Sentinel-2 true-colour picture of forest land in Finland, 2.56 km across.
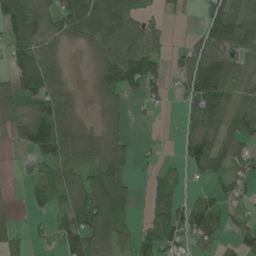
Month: June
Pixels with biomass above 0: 66%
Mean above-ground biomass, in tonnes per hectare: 59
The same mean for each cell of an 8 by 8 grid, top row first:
126 53 113 101 33 16 59 77
75 32 13 51 80 19 88 58
66 74 4 74 137 34 153 54
53 92 21 33 16 5 118 59
25 116 64 55 11 17 99 47
4 55 72 97 12 36 46 44
7 37 95 120 25 113 80 26
33 15 97 62 71 65 79 59
